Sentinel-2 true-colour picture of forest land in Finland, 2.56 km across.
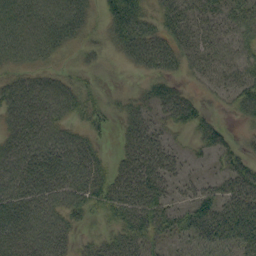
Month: September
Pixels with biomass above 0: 81%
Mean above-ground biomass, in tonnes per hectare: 44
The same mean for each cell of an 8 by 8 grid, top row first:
63 73 59 51 55 48 37 51
58 54 28 33 80 50 42 44
42 41 22 2 20 27 32 58
64 63 32 16 34 53 17 37
62 66 47 8 64 17 34 23
67 73 60 45 75 29 14 50
67 56 35 30 57 29 47 65
62 61 18 28 41 24 42 53
